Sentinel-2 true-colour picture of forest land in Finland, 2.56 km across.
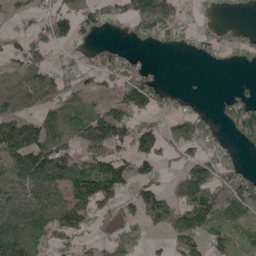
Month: May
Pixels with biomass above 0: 63%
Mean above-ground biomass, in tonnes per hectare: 70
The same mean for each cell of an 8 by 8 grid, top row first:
28 60 78 43 103 50 12 13
38 63 26 40 20 23 32 40
77 69 40 53 84 0 2 6
76 70 77 94 61 35 27 93
146 126 82 99 73 58 49 37
108 160 142 142 50 55 128 74
119 117 118 54 90 109 127 134
138 79 52 40 21 67 81 80
